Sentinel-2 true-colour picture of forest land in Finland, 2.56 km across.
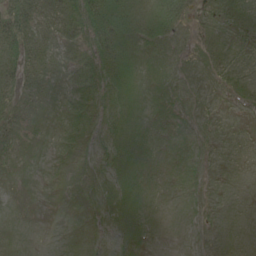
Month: June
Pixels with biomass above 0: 45%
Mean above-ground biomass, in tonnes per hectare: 7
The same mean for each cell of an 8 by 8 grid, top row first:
36 17 23 29 15 18 5 5
26 13 12 26 5 4 6 1
22 13 11 21 6 3 2 6
16 6 11 12 4 1 1 1
10 2 10 9 3 0 1 0
3 2 7 10 1 0 1 0
0 0 3 12 3 0 0 0
1 0 1 2 1 0 0 0
